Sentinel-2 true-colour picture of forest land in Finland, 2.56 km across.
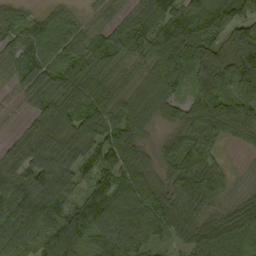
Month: September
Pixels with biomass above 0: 92%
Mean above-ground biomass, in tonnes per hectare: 98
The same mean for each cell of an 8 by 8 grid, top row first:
60 64 30 47 97 120 167 105
91 96 85 95 103 212 123 134
59 96 102 73 73 108 133 147
26 108 122 100 101 64 195 165
56 112 119 122 58 81 101 47
101 132 66 89 90 95 74 13
130 114 85 127 132 93 49 66
109 114 98 116 98 55 112 145
